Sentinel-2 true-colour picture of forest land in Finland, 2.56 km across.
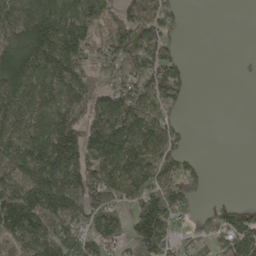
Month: May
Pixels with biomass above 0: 70%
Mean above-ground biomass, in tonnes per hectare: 114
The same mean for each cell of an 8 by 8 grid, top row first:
141 227 180 99 161 61 0 0
212 208 178 110 104 48 0 0
207 118 143 76 111 94 0 4
246 129 130 186 124 48 0 0
186 199 197 195 137 62 0 0
103 222 169 145 132 122 27 0
218 176 107 114 180 146 44 102
93 157 127 89 190 56 84 164
